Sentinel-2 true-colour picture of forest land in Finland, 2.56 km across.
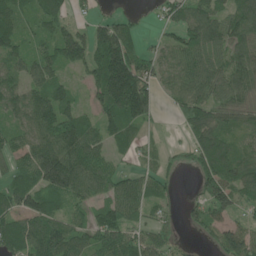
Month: June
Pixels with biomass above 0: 80%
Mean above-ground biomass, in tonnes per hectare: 83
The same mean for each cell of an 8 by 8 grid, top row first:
82 104 18 35 11 56 101 93
69 71 117 189 34 73 112 81
63 87 29 243 128 70 100 88
67 117 60 117 117 31 87 66
64 113 141 62 31 12 125 51
75 172 129 80 51 15 98 101
95 100 59 107 64 16 87 46
122 160 86 108 67 21 26 103
